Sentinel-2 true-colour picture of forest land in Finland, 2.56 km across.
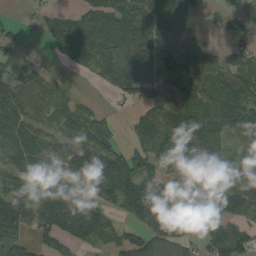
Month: August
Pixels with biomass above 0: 76%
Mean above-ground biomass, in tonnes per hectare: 87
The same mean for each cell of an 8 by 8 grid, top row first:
9 41 78 102 135 101 20 51
40 26 92 100 111 151 46 33
74 37 7 81 153 116 91 104
121 65 59 25 60 107 86 175
102 91 159 106 89 89 111 59
68 95 94 166 120 104 67 91
105 120 99 45 139 149 84 76
70 66 77 46 85 124 90 100
